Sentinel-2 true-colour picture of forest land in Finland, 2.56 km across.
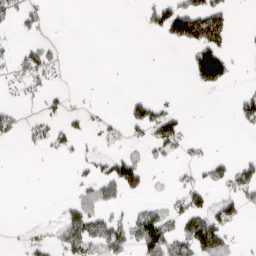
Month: March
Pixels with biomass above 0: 27%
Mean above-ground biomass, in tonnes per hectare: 27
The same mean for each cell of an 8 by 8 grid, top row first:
41 15 0 0 27 101 98 1
18 32 0 0 0 15 98 2
20 27 0 0 0 0 90 4
19 17 13 3 41 28 1 32
9 36 14 15 25 47 6 1
0 0 20 59 39 12 22 39
1 2 65 27 26 27 54 34
5 18 66 56 72 61 100 9
